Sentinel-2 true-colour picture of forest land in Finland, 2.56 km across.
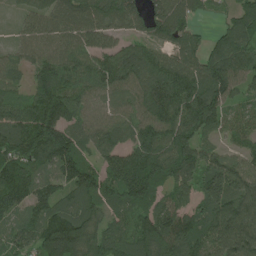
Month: July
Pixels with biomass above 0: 92%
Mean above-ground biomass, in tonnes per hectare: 119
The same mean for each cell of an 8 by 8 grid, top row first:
23 78 112 117 112 125 35 100
62 99 117 86 83 95 79 130
75 120 111 127 124 149 180 118
85 163 99 87 111 146 175 56
149 203 100 114 155 165 75 57
159 87 171 107 185 130 130 136
106 113 115 86 128 100 115 154
88 173 190 133 162 157 140 166
